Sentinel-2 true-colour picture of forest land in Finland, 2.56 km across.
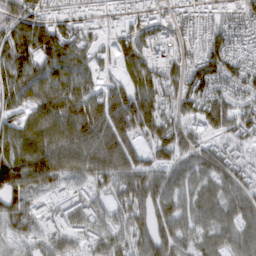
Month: March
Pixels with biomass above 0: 87%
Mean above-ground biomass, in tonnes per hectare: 103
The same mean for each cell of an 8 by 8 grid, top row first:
98 82 57 50 67 57 70 113
157 148 108 86 96 87 119 89
118 107 103 62 121 96 135 114
73 127 157 172 178 93 145 101
113 128 129 149 76 131 67 77
159 128 76 108 120 77 95 94
111 40 87 79 135 91 99 113
64 78 66 100 118 104 81 103
